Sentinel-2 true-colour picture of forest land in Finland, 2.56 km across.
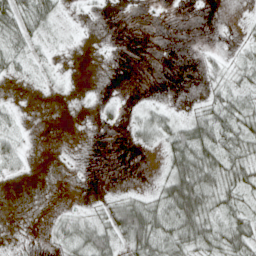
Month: April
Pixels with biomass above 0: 47%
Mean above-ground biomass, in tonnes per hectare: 19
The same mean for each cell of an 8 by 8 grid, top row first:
39 33 3 1 1 0 0 2
25 10 2 0 0 0 3 11
9 8 0 0 0 0 11 23
8 1 1 10 19 11 33 40
21 0 1 0 17 47 50 42
7 0 1 0 0 56 55 38
0 1 6 34 52 74 44 28
0 8 46 47 62 51 46 48
